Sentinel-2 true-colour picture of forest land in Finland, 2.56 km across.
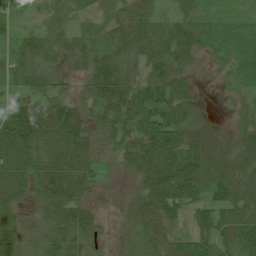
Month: July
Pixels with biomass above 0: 90%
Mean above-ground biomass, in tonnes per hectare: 62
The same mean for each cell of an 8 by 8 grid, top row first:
32 39 39 49 66 45 35 31
51 58 58 60 70 98 63 72
56 42 29 100 58 81 9 47
92 84 51 83 103 80 7 29
134 104 91 42 107 117 80 47
89 101 77 7 69 124 83 61
52 65 61 5 61 60 50 55
46 46 69 11 39 43 64 70
